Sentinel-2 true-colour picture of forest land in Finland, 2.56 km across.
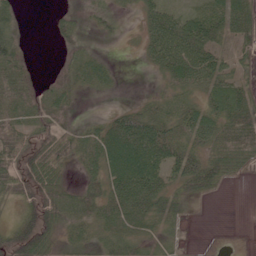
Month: June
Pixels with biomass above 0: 73%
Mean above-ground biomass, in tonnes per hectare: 40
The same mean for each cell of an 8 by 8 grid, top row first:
29 9 22 23 34 40 44 57
47 2 29 4 27 84 57 22
86 28 44 22 2 41 55 29
53 63 11 18 38 41 45 62
59 57 43 81 92 53 44 60
55 60 19 63 86 48 69 15
20 66 47 64 69 32 0 0
51 38 29 41 34 13 1 2
